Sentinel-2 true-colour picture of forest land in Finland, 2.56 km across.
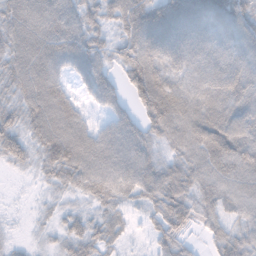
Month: November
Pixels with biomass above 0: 89%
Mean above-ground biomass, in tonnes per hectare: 64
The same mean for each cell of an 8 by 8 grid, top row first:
80 98 62 58 97 99 92 73
76 94 74 51 107 95 80 71
63 91 47 47 106 68 72 88
51 97 41 47 59 102 83 77
63 77 87 84 72 59 101 92
7 36 66 83 76 69 48 76
3 16 21 38 34 77 38 51
10 14 50 37 10 54 19 53
